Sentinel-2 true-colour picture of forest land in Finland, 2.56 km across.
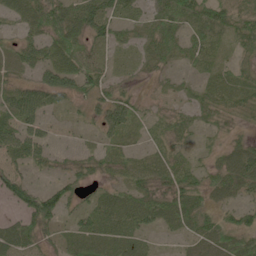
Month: June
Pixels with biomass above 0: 81%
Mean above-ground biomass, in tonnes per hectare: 35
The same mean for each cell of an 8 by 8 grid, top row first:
32 65 57 39 24 54 52 45
29 45 51 24 22 33 35 38
19 47 53 25 11 11 24 41
45 25 16 49 20 16 25 40
43 20 7 21 13 21 14 35
32 11 30 19 31 43 32 70
27 72 24 55 60 66 38 36
60 20 46 46 20 13 56 55
